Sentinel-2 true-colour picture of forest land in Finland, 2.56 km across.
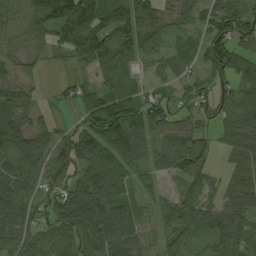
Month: August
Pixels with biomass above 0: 91%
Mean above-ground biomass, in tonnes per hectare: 73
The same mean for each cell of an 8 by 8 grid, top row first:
48 100 145 82 98 40 68 70
39 51 114 97 58 48 78 68
60 19 45 61 35 54 61 76
95 39 61 124 99 46 51 105
101 94 109 119 68 76 37 69
89 88 72 109 58 55 33 68
95 62 138 110 57 54 58 80
68 68 84 94 55 53 66 80
